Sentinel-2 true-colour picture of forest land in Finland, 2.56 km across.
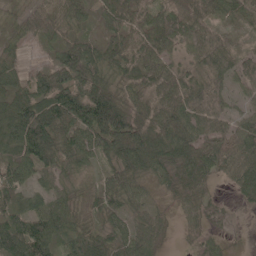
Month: May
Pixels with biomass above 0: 89%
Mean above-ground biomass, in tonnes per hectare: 51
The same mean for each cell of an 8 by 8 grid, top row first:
19 68 38 47 55 69 56 40
26 30 67 51 54 33 69 21
52 71 69 39 40 56 52 33
86 89 92 124 40 63 55 22
69 81 64 76 87 62 50 57
68 43 25 44 42 42 45 52
59 47 20 43 28 17 27 10
107 86 49 43 40 7 20 2
